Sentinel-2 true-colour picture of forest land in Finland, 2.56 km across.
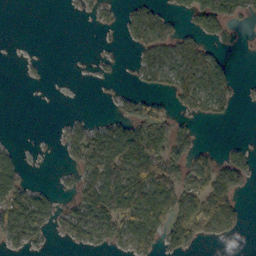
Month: October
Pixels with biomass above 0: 45%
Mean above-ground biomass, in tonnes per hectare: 41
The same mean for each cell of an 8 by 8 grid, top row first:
0 0 5 11 52 23 89 40
0 0 0 5 43 56 31 11
1 3 1 4 27 51 57 14
0 0 3 13 62 32 36 5
6 1 74 107 156 73 7 14
44 1 43 110 123 81 96 56
88 49 61 115 111 81 96 30
40 14 39 42 71 57 27 5
